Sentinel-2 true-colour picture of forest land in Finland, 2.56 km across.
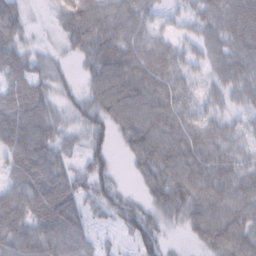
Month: February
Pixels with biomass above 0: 84%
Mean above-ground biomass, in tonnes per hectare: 56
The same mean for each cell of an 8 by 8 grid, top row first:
48 7 79 68 50 21 54 78
56 9 57 92 58 31 55 65
54 35 21 92 69 41 28 59
90 54 34 69 76 57 30 22
94 73 25 32 79 66 58 30
53 104 46 37 44 73 65 49
91 101 52 47 46 56 71 62
90 93 60 9 68 5 55 70
